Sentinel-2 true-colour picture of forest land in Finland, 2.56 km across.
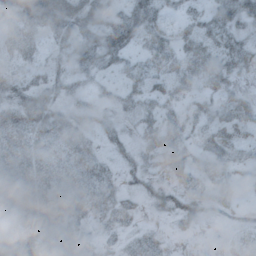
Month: October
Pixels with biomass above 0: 73%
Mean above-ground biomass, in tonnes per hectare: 34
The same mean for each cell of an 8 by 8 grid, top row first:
57 65 56 38 57 18 30 48
43 28 48 62 29 39 42 42
35 28 21 17 41 47 38 16
53 46 23 20 33 20 20 42
50 46 38 23 24 35 30 34
47 50 41 26 30 33 26 20
43 47 29 49 15 31 22 14
45 48 33 16 30 6 1 14
